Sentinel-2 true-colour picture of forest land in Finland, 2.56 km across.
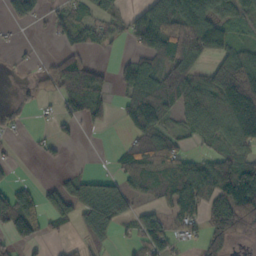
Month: October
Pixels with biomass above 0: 59%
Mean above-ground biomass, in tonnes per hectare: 72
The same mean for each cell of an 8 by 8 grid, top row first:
57 36 47 54 101 154 135 57
15 5 55 20 71 107 135 61
7 62 146 39 128 160 87 195
34 11 96 40 155 85 97 183
11 20 11 6 89 57 43 90
12 4 35 44 105 112 105 114
136 71 83 129 36 67 87 122
57 30 33 37 73 51 87 31
